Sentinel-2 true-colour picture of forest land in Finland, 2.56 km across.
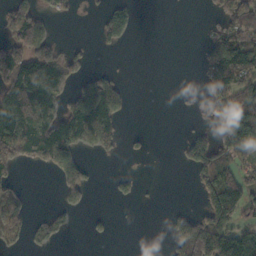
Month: October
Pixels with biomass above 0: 40%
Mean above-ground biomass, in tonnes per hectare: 67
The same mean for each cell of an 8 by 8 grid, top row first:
118 32 5 58 0 0 17 181
100 84 16 18 0 0 85 178
148 150 52 53 0 0 84 154
169 109 143 99 0 4 41 204
162 178 96 59 12 14 119 102
25 15 78 15 5 0 130 105
65 14 32 4 3 11 104 125
33 39 1 9 0 91 186 136
